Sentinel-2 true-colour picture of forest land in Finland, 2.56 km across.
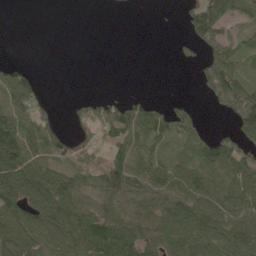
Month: May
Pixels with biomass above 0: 62%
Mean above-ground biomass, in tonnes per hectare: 55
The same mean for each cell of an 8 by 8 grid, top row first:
0 0 0 0 0 7 109 38
0 0 0 0 0 15 61 50
56 1 0 0 0 0 73 92
59 25 24 52 59 50 10 139
107 55 22 47 57 46 81 93
134 78 46 82 76 72 85 90
83 91 85 69 65 84 81 84
108 87 123 108 77 93 89 109
